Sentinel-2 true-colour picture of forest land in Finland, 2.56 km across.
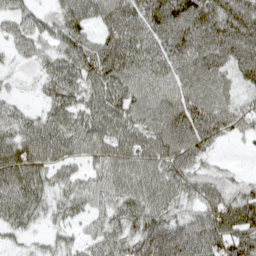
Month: April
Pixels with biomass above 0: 88%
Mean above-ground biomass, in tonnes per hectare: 73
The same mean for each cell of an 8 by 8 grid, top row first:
53 37 76 76 94 133 108 108
37 41 80 92 79 101 110 103
9 52 72 93 72 76 81 52
33 48 69 81 77 97 96 67
81 93 68 80 84 104 72 14
104 61 40 73 83 83 50 27
92 46 43 56 85 54 75 113
22 24 36 63 97 119 115 105
